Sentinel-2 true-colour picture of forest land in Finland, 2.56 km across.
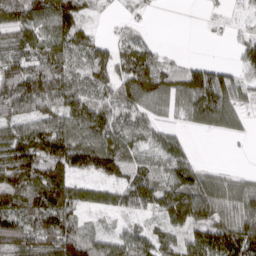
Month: March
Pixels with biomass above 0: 79%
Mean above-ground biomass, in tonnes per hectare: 87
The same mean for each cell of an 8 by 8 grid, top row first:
82 124 85 15 17 0 15 25
78 108 85 74 83 4 1 56
116 124 76 102 146 100 158 61
72 92 111 83 73 43 129 59
162 136 134 125 73 71 0 5
106 131 71 91 104 122 68 38
104 132 78 64 74 137 117 108
107 92 109 73 93 83 152 183
